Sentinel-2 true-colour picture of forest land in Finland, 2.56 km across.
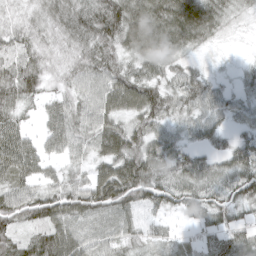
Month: April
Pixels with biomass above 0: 90%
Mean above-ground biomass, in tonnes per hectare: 61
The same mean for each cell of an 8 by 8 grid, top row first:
36 58 73 97 89 94 66 26
57 46 60 69 83 62 25 5
79 42 55 72 75 49 35 24
51 40 58 67 86 55 52 41
89 46 49 81 75 52 39 39
84 41 31 93 104 63 58 83
72 83 83 85 51 50 72 59
54 85 76 58 41 38 50 69
